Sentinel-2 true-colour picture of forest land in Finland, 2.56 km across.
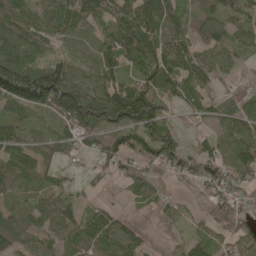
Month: May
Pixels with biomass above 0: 83%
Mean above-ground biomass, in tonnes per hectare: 84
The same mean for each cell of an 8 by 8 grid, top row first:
94 88 113 101 120 78 80 86
101 55 72 106 113 93 73 67
203 187 90 92 102 100 70 28
78 97 147 152 177 35 57 84
95 81 74 100 121 87 47 109
96 59 27 49 75 62 90 82
74 100 64 29 23 36 45 72
100 87 86 107 38 19 53 73
